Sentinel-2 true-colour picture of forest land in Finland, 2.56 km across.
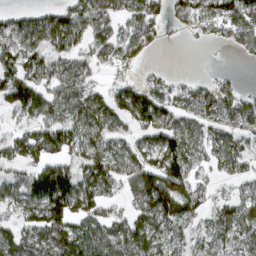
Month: March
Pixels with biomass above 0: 74%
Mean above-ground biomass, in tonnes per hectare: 75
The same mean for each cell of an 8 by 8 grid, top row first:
39 56 97 64 81 51 85 123
79 71 59 80 57 2 9 46
102 72 85 27 32 22 25 15
73 89 93 77 105 72 82 90
90 109 87 76 59 103 66 57
52 163 92 88 148 135 37 48
69 143 96 41 106 124 49 69
79 100 125 103 83 53 48 55
